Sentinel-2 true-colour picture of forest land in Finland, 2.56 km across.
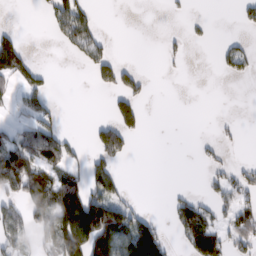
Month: February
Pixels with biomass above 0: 32%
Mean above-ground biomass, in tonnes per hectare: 46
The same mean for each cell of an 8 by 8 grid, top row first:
0 17 57 0 0 4 4 23
72 1 45 13 0 13 3 31
41 22 0 60 24 2 0 17
20 42 0 52 33 0 0 0
74 101 14 112 0 0 13 8
150 93 59 88 0 0 23 39
45 121 214 108 16 52 42 68
55 43 208 178 191 24 131 57
